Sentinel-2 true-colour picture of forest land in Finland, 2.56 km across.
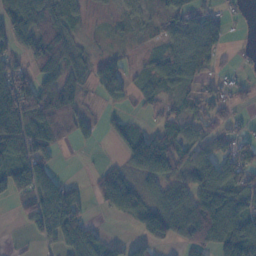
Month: November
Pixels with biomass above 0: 68%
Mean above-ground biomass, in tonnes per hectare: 59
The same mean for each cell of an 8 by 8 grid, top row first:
84 84 29 17 36 65 38 12
35 132 34 15 18 55 72 6
97 69 45 99 32 57 44 21
153 89 47 15 18 39 63 18
87 64 26 18 99 78 54 62
100 76 4 75 64 56 83 85
20 135 65 60 76 86 94 84
5 49 99 29 57 47 64 146
